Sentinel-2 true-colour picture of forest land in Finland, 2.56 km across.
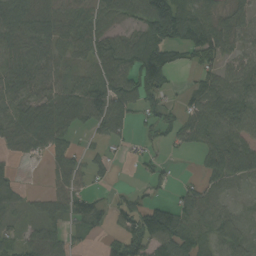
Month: September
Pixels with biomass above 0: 73%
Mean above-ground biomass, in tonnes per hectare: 58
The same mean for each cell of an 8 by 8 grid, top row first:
98 67 64 51 101 103 64 39
69 66 48 82 106 78 73 38
62 51 33 81 94 13 56 77
69 76 74 100 52 43 92 85
48 62 15 35 24 37 66 70
17 20 44 18 18 13 44 54
34 45 63 45 81 69 58 21
34 56 20 38 118 112 49 55
